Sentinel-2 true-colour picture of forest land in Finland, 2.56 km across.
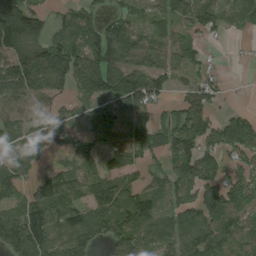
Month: August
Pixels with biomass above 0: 78%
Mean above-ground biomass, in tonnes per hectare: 107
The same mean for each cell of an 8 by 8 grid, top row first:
228 56 84 55 46 90 110 51
192 150 100 200 114 96 25 6
210 214 171 207 160 72 67 1
104 77 47 91 98 80 86 49
103 117 53 100 103 113 95 159
109 75 86 96 57 96 113 99
78 165 86 125 130 92 160 111
152 133 115 112 107 130 136 99
